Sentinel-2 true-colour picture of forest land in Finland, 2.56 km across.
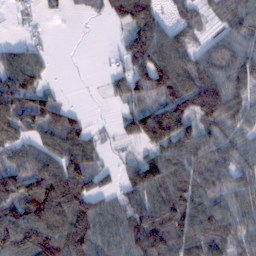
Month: February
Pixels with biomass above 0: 79%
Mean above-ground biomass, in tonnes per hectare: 80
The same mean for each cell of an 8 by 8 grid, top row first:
19 19 6 58 121 39 27 74
47 23 0 9 135 97 43 73
116 29 1 40 113 132 109 99
118 84 19 9 99 141 138 70
76 87 93 13 90 124 76 70
108 119 92 26 106 88 89 72
110 163 108 58 92 101 90 77
135 161 146 76 122 103 100 71
